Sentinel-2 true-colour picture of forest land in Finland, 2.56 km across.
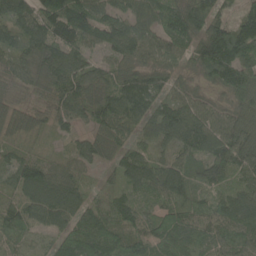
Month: May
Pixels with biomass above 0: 95%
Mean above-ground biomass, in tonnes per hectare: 98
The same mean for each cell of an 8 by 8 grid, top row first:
113 124 131 102 102 124 121 71
99 117 106 108 107 86 162 180
72 104 107 87 102 59 66 145
94 77 88 116 92 100 79 114
64 21 51 80 65 80 103 140
88 140 97 61 104 100 77 97
84 120 99 88 78 89 78 140
65 56 143 108 91 115 100 104
